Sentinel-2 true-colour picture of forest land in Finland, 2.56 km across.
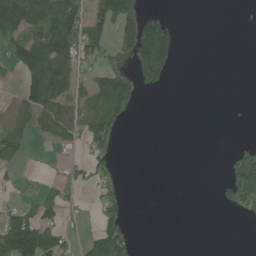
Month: June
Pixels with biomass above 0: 34%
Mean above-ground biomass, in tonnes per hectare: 43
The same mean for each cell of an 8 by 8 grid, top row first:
164 118 89 139 85 9 0 0
64 161 103 38 159 73 0 0
18 167 42 81 52 3 0 0
57 96 71 93 1 0 0 1
59 15 41 29 0 0 0 7
12 7 28 22 0 0 0 99
37 46 14 50 0 0 0 37
145 95 28 99 1 0 0 0
